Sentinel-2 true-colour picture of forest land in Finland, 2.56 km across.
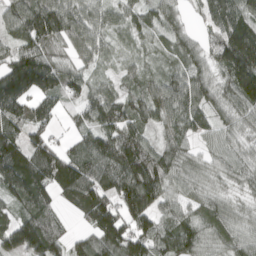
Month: April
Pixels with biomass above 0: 91%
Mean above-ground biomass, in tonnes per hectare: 94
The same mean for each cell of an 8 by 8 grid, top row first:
105 157 113 64 68 57 59 104
79 82 82 39 45 73 65 130
172 119 76 42 64 75 77 115
128 73 59 120 83 80 81 69
115 92 71 154 97 72 46 62
160 138 141 124 155 81 61 64
68 80 103 117 131 68 76 50
130 140 63 162 135 115 81 87
